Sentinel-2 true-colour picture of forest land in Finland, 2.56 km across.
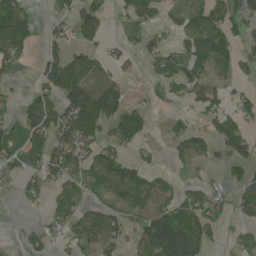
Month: July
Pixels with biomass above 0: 56%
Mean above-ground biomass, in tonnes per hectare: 61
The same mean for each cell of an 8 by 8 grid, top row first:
106 20 88 26 60 28 80 49
97 42 59 21 43 29 79 42
17 89 103 62 13 50 62 36
37 102 158 96 34 11 58 63
88 94 120 68 27 41 42 84
49 75 77 119 62 15 14 41
7 36 59 68 78 96 85 37
8 41 54 75 100 188 65 19
